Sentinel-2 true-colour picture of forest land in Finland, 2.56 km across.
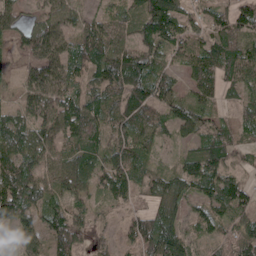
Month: May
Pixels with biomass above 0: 90%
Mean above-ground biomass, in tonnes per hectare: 69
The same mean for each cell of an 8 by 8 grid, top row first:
61 56 42 44 98 96 46 80
31 88 76 82 73 70 77 71
29 102 55 100 103 52 72 64
57 106 89 66 65 80 46 33
100 94 80 68 53 29 73 47
136 72 83 114 41 64 94 37
131 81 49 33 29 61 58 67
74 75 64 31 73 96 40 82
